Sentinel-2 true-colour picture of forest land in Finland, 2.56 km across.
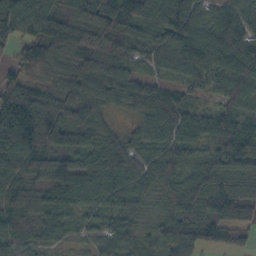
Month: October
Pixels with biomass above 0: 94%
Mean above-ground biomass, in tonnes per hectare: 98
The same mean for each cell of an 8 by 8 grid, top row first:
139 140 82 185 112 156 75 89
73 116 97 127 88 112 130 121
85 42 108 146 60 56 79 102
202 113 129 45 75 115 63 87
146 110 96 78 75 95 80 154
105 86 105 101 92 95 120 66
112 92 68 72 45 96 113 130
105 68 46 70 58 101 82 51
